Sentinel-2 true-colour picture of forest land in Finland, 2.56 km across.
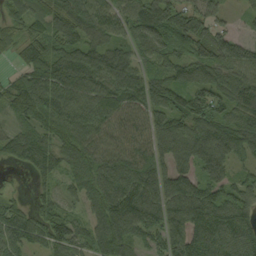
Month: September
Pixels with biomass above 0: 91%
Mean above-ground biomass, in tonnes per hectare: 107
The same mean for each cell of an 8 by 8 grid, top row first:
86 108 119 95 130 135 106 18
57 96 123 88 102 116 93 30
62 136 144 105 104 99 114 111
75 138 105 95 110 134 144 119
107 105 129 83 95 119 147 134
7 77 142 148 156 121 106 54
67 72 56 177 171 135 162 116
96 97 72 160 67 109 142 142
